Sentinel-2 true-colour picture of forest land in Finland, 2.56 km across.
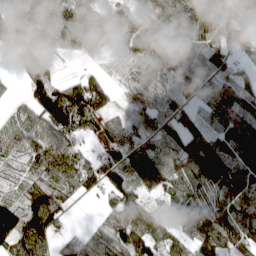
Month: April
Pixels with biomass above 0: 86%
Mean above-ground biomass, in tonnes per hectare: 89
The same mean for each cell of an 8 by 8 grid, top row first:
143 97 73 54 69 146 89 65
85 72 42 44 92 83 101 64
10 94 73 37 85 76 74 82
39 187 153 50 74 87 72 140
70 89 43 75 66 88 120 140
49 86 88 108 107 91 154 148
113 150 5 78 94 75 118 112
142 87 54 110 122 74 98 91
